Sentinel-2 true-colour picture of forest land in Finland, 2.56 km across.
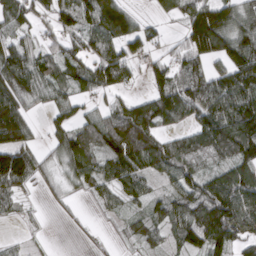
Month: March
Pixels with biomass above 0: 78%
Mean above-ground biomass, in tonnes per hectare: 86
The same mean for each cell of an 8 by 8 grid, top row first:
97 60 97 153 24 48 156 96
103 59 77 92 66 45 129 130
148 101 80 96 41 101 114 138
128 48 53 82 118 109 110 137
125 46 138 126 133 78 122 155
151 46 84 84 73 85 68 96
37 15 12 39 51 90 136 133
18 9 12 14 66 52 118 69
